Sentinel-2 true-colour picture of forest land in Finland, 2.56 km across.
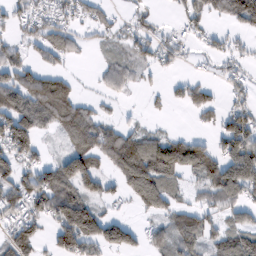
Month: February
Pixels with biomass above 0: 59%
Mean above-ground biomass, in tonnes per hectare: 56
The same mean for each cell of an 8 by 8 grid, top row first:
39 44 43 27 30 16 40 82
36 61 25 24 43 37 26 23
70 74 10 43 16 17 22 39
114 91 62 11 14 5 37 48
121 8 67 85 87 74 38 112
66 64 146 41 132 67 75 115
59 78 129 14 52 42 41 55
64 29 131 96 38 68 49 84
